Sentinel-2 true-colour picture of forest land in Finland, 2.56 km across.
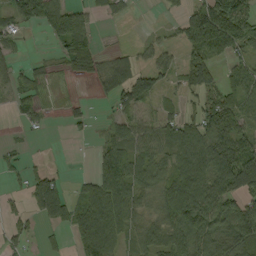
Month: September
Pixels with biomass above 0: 64%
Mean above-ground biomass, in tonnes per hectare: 50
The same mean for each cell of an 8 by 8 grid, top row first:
61 67 10 29 0 20 103 82
21 7 88 11 22 25 76 41
27 22 25 62 60 33 59 58
28 12 18 29 37 29 72 61
10 1 4 60 57 79 100 74
19 56 16 89 64 75 78 100
17 98 74 106 33 81 78 71
16 13 69 66 46 59 91 85
